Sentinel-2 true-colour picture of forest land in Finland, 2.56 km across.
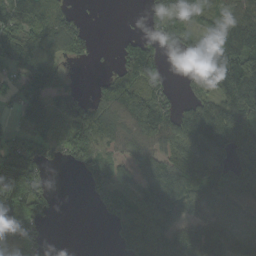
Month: September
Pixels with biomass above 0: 72%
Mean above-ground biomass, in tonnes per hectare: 87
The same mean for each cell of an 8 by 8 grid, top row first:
90 69 22 0 29 85 54 128
122 105 54 7 104 42 152 152
75 126 9 84 117 12 109 186
42 101 84 104 136 69 121 169
90 77 116 75 88 84 136 127
154 30 34 78 93 127 116 121
165 56 0 77 95 113 88 72
83 24 0 22 135 122 117 94
